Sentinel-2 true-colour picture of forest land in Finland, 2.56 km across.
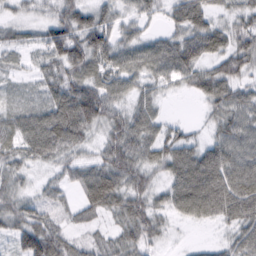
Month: February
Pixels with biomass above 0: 87%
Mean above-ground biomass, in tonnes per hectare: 56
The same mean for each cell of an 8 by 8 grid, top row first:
24 31 65 45 43 46 58 44
32 66 89 76 62 78 77 69
15 47 70 60 50 46 69 53
41 69 111 59 54 2 28 68
54 93 50 62 69 62 42 73
42 19 49 77 58 67 99 88
61 39 41 55 64 52 86 92
53 98 29 35 58 5 8 53
